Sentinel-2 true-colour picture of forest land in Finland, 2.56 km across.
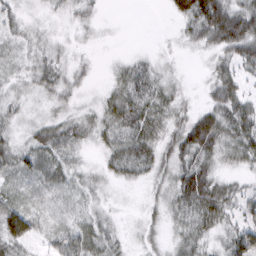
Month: March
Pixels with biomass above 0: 84%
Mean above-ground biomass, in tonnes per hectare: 29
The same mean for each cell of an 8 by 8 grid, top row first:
19 12 18 1 0 29 77 63
16 18 9 2 3 8 28 56
16 30 17 19 39 14 16 35
21 18 17 38 44 27 34 49
27 45 22 30 41 38 58 50
34 36 19 20 22 42 53 15
46 20 16 11 13 31 61 34
56 22 40 23 17 22 25 61
